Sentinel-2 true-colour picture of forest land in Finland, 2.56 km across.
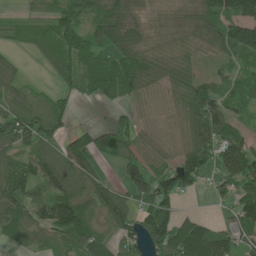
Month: June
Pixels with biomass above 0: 78%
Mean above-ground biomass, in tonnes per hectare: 70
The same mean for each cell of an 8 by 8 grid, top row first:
16 47 86 113 44 43 102 107
22 54 88 92 74 58 69 116
55 16 78 96 92 82 46 50
79 73 3 12 36 61 117 33
77 62 58 73 57 49 103 78
106 97 90 16 92 93 40 104
112 114 92 95 57 49 5 89
50 72 104 45 82 114 105 65
